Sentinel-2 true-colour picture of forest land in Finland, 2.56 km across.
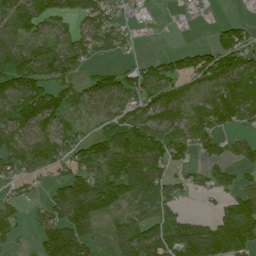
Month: July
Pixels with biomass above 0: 73%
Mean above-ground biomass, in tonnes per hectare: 88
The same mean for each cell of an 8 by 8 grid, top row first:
117 103 86 67 36 10 3 9
103 112 98 66 4 20 68 130
145 112 66 86 121 102 100 128
122 132 45 80 97 73 123 116
89 105 89 127 143 96 78 60
58 45 115 166 144 52 55 51
44 88 195 69 48 51 10 115
28 127 132 60 111 121 129 120
